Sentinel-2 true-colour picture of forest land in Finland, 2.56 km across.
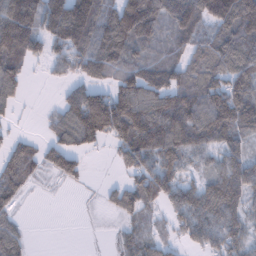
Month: February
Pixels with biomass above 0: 75%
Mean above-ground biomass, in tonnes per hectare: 88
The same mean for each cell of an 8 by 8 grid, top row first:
172 146 185 111 162 106 111 154
144 81 128 143 71 54 81 115
90 18 72 81 120 80 69 94
30 19 162 197 152 143 137 133
48 60 99 62 125 129 89 65
91 33 51 9 106 73 64 106
46 0 2 45 90 84 134 93
81 0 1 16 63 38 82 79
